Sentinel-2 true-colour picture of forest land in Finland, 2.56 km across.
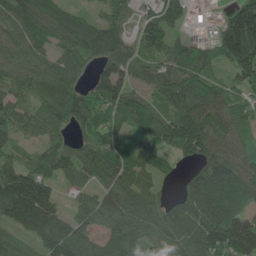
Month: June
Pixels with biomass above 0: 88%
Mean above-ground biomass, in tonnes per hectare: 89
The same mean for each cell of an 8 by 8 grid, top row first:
91 98 59 62 47 69 5 156
74 62 98 111 71 79 71 157
84 71 52 126 67 121 87 64
72 86 96 89 112 99 104 77
46 70 54 75 61 89 113 95
119 97 70 75 52 22 163 144
153 138 48 96 84 78 134 98
46 113 93 65 88 97 126 186
